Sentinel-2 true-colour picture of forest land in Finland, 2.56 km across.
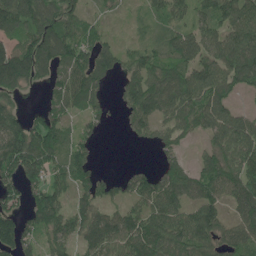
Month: June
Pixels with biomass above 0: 77%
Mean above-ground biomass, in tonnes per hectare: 87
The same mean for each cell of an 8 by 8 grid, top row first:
153 119 69 18 32 82 80 113
117 148 101 58 58 77 92 112
136 61 119 48 107 94 132 106
62 76 62 25 93 94 114 42
131 125 68 0 21 64 49 111
99 89 78 31 65 98 110 120
69 129 72 59 92 95 105 80
112 64 72 101 133 109 99 93
